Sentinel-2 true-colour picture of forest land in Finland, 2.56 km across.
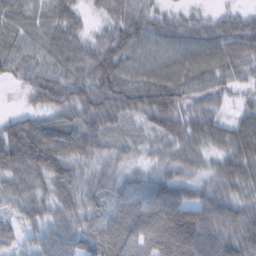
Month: February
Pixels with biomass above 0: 94%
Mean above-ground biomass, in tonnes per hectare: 63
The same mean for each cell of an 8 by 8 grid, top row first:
49 44 27 50 61 36 32 38
54 59 56 76 68 71 81 70
34 71 73 90 71 81 64 44
23 59 67 80 78 81 60 36
100 100 76 41 31 58 62 91
63 75 42 54 52 60 46 78
34 48 62 47 79 118 84 63
30 62 51 62 78 115 80 74
